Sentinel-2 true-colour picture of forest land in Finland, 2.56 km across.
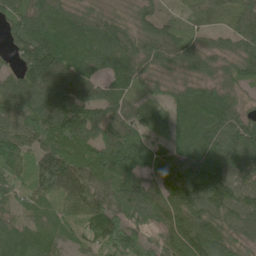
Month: June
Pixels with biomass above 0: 94%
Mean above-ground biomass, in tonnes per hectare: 85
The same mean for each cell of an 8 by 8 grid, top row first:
79 104 65 68 66 19 36 60
66 148 101 104 93 80 50 67
66 120 104 79 62 53 62 69
99 136 130 84 42 62 103 74
86 86 100 110 87 81 108 119
62 90 94 93 82 122 143 74
38 43 68 115 123 129 104 90
86 57 47 104 64 100 141 68
